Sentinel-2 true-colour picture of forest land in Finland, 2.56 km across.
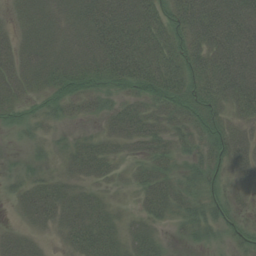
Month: August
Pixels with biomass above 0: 84%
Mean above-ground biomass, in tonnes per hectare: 39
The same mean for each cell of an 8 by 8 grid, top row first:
19 47 48 69 60 47 84 85
38 48 47 73 70 43 64 89
42 38 40 44 61 63 54 86
22 22 19 26 38 40 44 40
4 14 23 26 42 29 36 40
12 17 30 20 29 25 32 33
16 50 42 21 26 27 30 22
34 14 47 42 40 5 17 23
